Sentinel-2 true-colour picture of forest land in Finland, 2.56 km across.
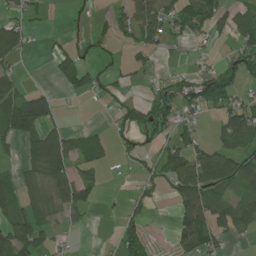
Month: July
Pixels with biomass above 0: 50%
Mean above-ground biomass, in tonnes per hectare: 49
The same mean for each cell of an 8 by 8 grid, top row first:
34 12 7 30 92 71 75 55
93 13 31 16 53 10 13 44
41 7 100 33 15 41 64 44
139 88 1 19 44 62 35 75
48 100 45 37 43 62 41 67
39 90 66 1 26 77 90 59
62 48 67 5 36 52 107 75
107 31 3 7 62 50 71 18
